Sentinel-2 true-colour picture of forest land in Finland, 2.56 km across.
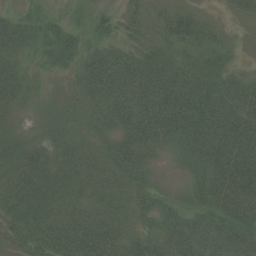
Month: August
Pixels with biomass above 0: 88%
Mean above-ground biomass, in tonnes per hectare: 60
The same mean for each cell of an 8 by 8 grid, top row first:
36 33 9 25 36 45 16 21
65 48 45 45 41 43 51 9
59 13 45 102 90 82 76 42
33 24 45 92 100 121 110 99
50 51 50 45 82 62 106 115
74 70 68 66 44 8 71 106
62 65 65 66 42 35 56 98
44 76 85 82 54 75 74 76
